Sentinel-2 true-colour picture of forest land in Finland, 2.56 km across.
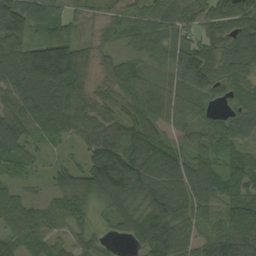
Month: September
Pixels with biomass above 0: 92%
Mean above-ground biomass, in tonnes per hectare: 89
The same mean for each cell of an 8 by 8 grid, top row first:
133 90 34 32 33 81 82 124
91 153 49 39 61 74 87 109
134 225 59 63 65 77 110 91
104 165 80 53 73 66 42 82
96 38 52 133 142 57 83 72
45 37 97 230 145 110 105 90
81 46 56 85 113 130 78 108
64 76 54 27 130 146 79 108
